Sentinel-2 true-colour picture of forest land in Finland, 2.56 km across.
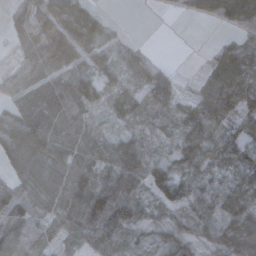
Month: November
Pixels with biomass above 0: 83%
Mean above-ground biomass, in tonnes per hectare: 59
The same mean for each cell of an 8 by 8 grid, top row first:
44 93 87 7 0 6 32 101
25 144 116 27 9 0 10 70
54 77 87 53 46 18 48 75
71 93 67 61 55 37 80 57
95 99 78 62 40 41 72 67
58 70 101 74 76 62 35 48
57 52 112 92 39 44 49 74
48 35 42 71 27 49 35 86
